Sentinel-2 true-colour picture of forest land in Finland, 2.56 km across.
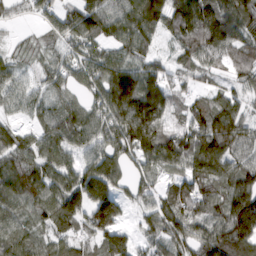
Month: March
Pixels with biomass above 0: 90%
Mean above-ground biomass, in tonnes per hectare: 95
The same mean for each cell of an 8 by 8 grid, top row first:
35 54 113 95 166 114 142 135
27 46 68 70 75 64 115 100
56 63 73 150 118 52 44 60
46 80 78 115 167 57 119 76
72 91 74 92 148 136 146 91
120 98 109 105 66 68 128 105
88 107 123 148 49 118 99 185
92 69 73 114 40 66 130 154
